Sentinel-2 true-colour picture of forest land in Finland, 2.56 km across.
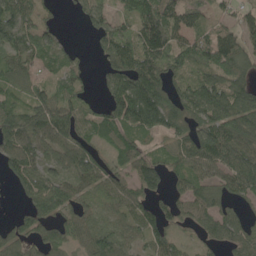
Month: May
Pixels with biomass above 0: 81%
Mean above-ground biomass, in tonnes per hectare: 79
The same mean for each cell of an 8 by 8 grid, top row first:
129 30 34 67 121 96 54 45
85 67 14 108 131 97 119 91
76 48 42 88 170 70 88 102
84 116 69 108 162 128 123 117
84 78 73 49 46 68 100 98
67 68 77 64 114 51 63 88
17 99 63 54 76 62 75 28
62 66 58 86 66 60 40 68
